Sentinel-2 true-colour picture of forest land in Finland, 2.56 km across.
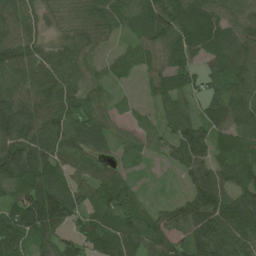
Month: June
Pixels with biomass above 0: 89%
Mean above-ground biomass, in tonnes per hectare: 68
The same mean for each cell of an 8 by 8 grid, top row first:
84 37 61 68 72 95 75 53
99 58 76 17 51 75 63 77
80 103 73 26 27 64 48 69
102 78 76 37 8 75 52 80
101 109 77 43 20 67 75 67
96 96 40 48 7 17 92 65
89 161 66 70 30 48 96 102
93 66 58 68 70 63 132 85
